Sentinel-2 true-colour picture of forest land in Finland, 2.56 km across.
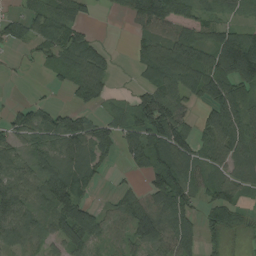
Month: August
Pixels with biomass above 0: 74%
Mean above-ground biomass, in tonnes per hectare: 72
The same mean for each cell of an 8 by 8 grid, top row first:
42 90 58 11 112 85 37 24
28 54 95 16 53 111 97 163
4 13 86 32 44 97 99 120
42 60 52 36 120 94 64 82
59 72 110 64 118 136 76 86
77 101 86 9 46 128 60 62
126 87 127 36 80 130 58 48
74 52 112 37 71 112 35 23
